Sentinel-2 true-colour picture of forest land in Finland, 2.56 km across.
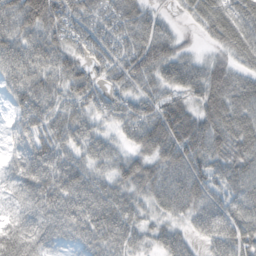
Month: October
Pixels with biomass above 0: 91%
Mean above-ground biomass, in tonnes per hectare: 71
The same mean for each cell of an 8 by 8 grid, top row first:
107 122 71 74 66 17 69 74
95 89 60 68 89 57 21 69
69 71 76 51 74 75 88 58
41 75 64 59 79 98 73 79
29 74 66 51 87 118 99 77
44 85 72 72 82 89 87 80
32 71 83 93 48 73 81 71
82 47 45 77 43 60 58 69
